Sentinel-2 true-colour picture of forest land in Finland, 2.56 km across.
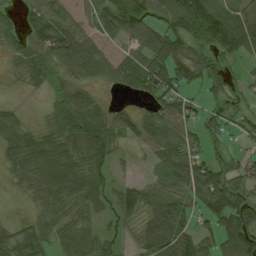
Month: August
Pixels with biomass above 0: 75%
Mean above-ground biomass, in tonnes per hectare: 56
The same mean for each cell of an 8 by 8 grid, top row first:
26 58 37 66 85 73 107 66
43 70 84 28 72 67 57 62
11 47 41 44 88 81 61 21
20 32 88 38 36 77 26 31
61 66 81 52 43 72 29 16
35 79 78 34 13 68 98 53
1 54 53 54 56 71 79 95
62 45 62 35 49 111 48 101
